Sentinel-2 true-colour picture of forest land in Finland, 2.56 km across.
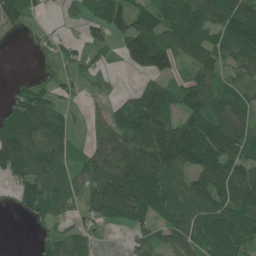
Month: June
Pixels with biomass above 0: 75%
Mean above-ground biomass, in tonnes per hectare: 83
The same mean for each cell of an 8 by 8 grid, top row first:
53 10 34 107 80 150 109 142
0 26 33 38 189 103 107 112
12 42 34 16 37 54 97 60
101 97 13 49 136 93 108 100
162 99 45 94 127 188 171 124
75 95 71 122 154 80 132 114
38 75 48 107 122 89 105 128
0 49 61 2 57 71 90 91
